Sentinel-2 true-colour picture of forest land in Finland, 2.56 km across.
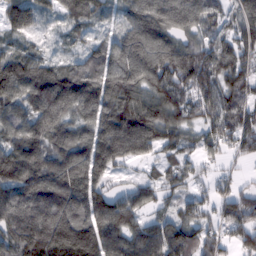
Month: February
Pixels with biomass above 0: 91%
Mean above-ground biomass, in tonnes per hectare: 120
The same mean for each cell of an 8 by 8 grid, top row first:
119 52 128 37 149 162 98 126
55 34 52 97 172 150 103 125
188 162 134 129 143 140 125 119
102 162 134 128 155 124 85 108
123 131 121 171 132 98 88 95
146 139 138 60 42 93 49 35
158 184 148 153 89 66 70 127
150 207 235 143 148 154 98 75
